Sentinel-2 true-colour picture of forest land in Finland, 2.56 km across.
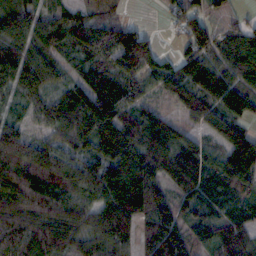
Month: October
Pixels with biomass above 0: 90%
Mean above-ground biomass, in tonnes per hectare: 84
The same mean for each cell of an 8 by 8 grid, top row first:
94 47 51 26 1 49 65 17
65 74 62 93 101 31 86 72
74 71 61 85 78 101 115 68
29 88 142 145 89 38 100 93
105 69 76 129 119 86 56 116
79 124 104 124 135 106 116 123
80 85 68 129 120 88 92 87
74 85 72 88 66 113 66 65
